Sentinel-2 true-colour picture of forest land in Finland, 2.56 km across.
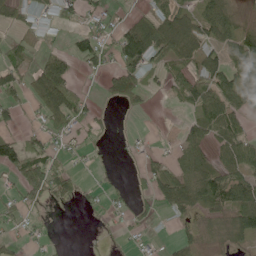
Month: June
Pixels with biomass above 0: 55%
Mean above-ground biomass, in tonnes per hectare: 37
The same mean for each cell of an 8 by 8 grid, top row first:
28 31 28 15 32 62 71 30
23 17 44 39 118 82 56 75
54 93 16 33 45 36 72 72
27 61 48 7 14 6 72 45
60 32 18 7 7 19 49 62
41 81 18 10 24 58 62 53
23 14 9 13 22 40 39 61
13 12 2 5 10 23 10 27
